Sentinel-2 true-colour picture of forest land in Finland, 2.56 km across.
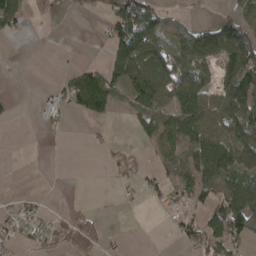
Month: April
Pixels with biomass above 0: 47%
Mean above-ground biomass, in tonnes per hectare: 49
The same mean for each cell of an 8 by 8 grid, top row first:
60 12 12 76 113 21 6 73
0 0 1 77 124 60 117 138
2 4 93 74 117 94 54 119
6 32 43 32 68 105 103 123
0 2 0 12 17 75 104 105
0 0 0 12 27 47 64 77
33 18 11 1 7 43 71 113
37 46 94 10 0 23 94 67
